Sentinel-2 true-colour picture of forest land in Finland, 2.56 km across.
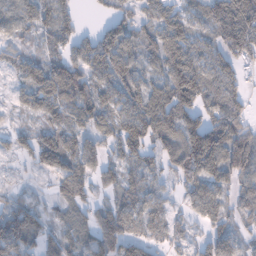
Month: January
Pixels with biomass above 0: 82%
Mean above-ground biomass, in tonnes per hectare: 76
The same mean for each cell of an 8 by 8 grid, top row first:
71 94 35 56 49 80 84 143
40 52 72 120 73 109 62 107
38 112 90 93 63 131 82 53
31 76 89 80 111 114 76 67
46 93 67 72 105 117 167 116
15 45 84 54 60 71 106 75
59 29 62 63 70 28 87 48
93 64 55 106 68 52 66 42
